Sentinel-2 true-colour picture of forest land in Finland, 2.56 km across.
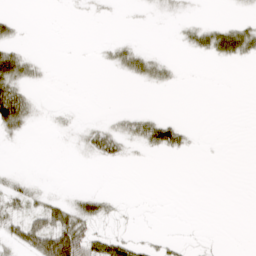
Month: March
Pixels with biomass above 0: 23%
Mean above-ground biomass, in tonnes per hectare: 10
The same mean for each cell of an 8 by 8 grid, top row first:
7 0 1 1 1 3 1 4
16 0 0 10 7 2 30 42
45 2 0 1 15 5 0 0
62 2 1 3 8 0 0 0
2 0 6 25 24 26 0 0
6 0 0 0 0 0 0 0
16 28 28 8 0 0 0 0
21 62 59 29 6 3 1 0
